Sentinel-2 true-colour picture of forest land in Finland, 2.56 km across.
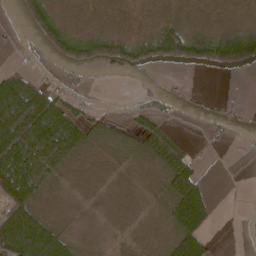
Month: March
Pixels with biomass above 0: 48%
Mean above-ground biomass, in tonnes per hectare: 34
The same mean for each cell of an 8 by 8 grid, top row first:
15 64 1 1 1 6 1 1
9 44 72 69 52 85 67 98
56 24 11 5 7 6 1 2
93 117 36 6 42 13 17 8
106 100 48 9 29 36 7 3
105 40 3 6 3 56 6 1
97 9 5 2 4 63 54 2
143 110 13 3 4 46 28 3
